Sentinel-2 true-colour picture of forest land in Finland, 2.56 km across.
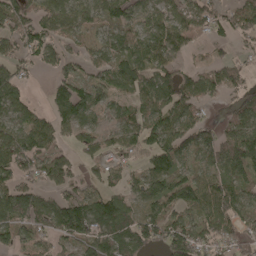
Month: April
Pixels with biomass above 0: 78%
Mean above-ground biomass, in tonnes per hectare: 80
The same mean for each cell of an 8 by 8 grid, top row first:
110 95 76 73 69 69 75 90
81 86 34 75 89 78 32 31
89 23 64 78 86 80 71 60
74 57 101 48 80 95 21 88
105 78 57 55 70 102 89 135
96 98 49 55 78 98 70 84
126 78 116 114 81 80 101 99
71 65 94 124 96 124 92 85
